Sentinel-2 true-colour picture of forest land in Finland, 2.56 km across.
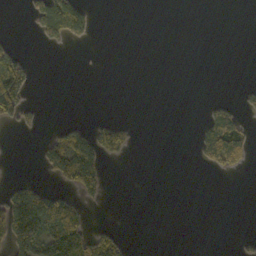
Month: October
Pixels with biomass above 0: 18%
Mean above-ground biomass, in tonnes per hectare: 23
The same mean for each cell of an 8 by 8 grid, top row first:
0 115 100 0 0 0 0 0
18 13 5 0 0 0 0 0
76 0 0 0 0 0 0 2
59 1 0 0 0 0 20 28
0 47 83 72 0 0 35 75
4 22 144 1 0 0 5 7
120 78 37 0 0 0 0 0
96 79 72 48 0 0 0 7
